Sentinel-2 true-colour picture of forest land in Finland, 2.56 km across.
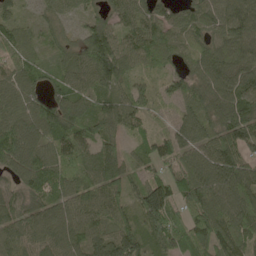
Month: May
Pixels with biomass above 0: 95%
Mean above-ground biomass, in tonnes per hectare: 93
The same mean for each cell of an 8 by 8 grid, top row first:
52 51 49 67 80 63 104 137
58 43 85 139 95 89 105 120
90 56 87 109 42 65 113 124
108 121 107 108 66 54 98 128
144 91 93 67 44 78 90 99
95 108 81 110 63 81 118 114
97 90 100 101 139 78 139 114
94 104 111 137 102 77 98 89
